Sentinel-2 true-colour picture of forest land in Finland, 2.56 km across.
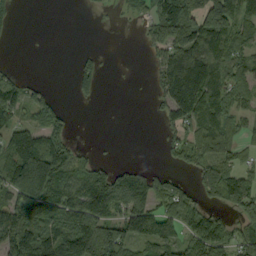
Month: September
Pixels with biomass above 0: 60%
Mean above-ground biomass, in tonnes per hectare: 78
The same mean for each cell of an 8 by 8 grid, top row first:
17 0 1 6 40 139 211 151
1 0 5 0 23 115 129 83
51 8 60 1 3 177 159 75
89 82 0 0 1 108 148 55
99 93 17 1 0 63 84 46
155 177 104 97 78 31 82 79
109 114 119 95 102 83 49 89
165 126 171 212 97 92 120 81
